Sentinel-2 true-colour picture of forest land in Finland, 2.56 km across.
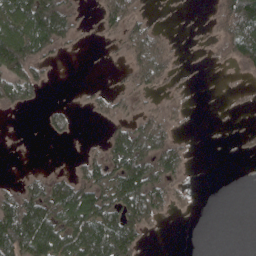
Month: April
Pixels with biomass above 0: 48%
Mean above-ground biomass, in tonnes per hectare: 49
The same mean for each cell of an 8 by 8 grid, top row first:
152 144 23 66 29 4 12 147
151 71 9 11 73 18 13 97
85 18 1 5 51 20 1 7
21 15 5 35 33 28 0 6
1 3 5 64 93 50 1 5
5 34 51 91 128 43 0 0
107 103 141 88 122 22 0 0
148 146 133 156 32 0 0 0
